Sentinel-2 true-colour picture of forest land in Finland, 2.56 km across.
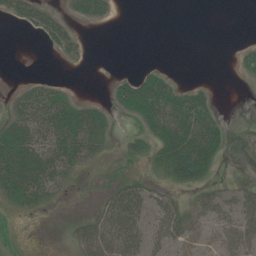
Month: July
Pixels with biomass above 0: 42%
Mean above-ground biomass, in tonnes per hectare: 21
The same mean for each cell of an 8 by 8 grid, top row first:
24 28 18 8 0 0 0 0
0 11 15 0 0 0 0 6
2 10 0 9 39 12 2 3
20 44 35 15 46 56 40 0
48 43 54 11 19 64 62 7
58 47 9 4 14 31 20 7
17 12 0 35 42 35 34 31
1 0 25 46 38 39 19 36
